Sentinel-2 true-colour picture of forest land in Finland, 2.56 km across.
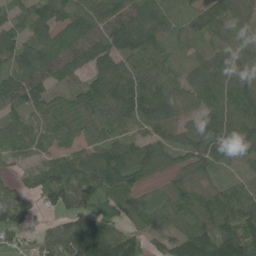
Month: June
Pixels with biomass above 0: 91%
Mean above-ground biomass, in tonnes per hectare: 84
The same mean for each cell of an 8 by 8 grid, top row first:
58 92 101 97 113 43 96 68
98 124 111 115 111 33 38 65
97 81 57 121 82 49 93 87
66 77 103 89 82 58 74 99
70 40 61 75 89 70 108 99
34 92 109 148 78 55 58 32
67 41 78 84 69 87 99 109
32 58 177 130 54 77 141 157
